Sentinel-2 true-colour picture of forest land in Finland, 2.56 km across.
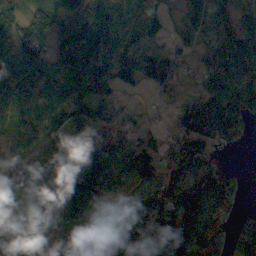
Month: October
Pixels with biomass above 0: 88%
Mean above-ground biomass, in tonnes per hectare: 131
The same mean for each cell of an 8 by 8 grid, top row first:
86 160 167 141 103 66 122 132
152 108 258 153 114 113 112 155
159 132 146 187 107 124 161 145
120 136 126 105 60 93 164 139
154 134 125 112 106 126 137 40
124 189 201 110 99 119 147 27
157 209 185 95 111 249 113 41
124 133 104 89 97 213 176 103
